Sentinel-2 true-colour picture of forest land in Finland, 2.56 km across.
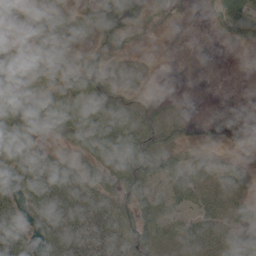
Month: June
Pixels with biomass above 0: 72%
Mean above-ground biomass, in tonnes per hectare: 41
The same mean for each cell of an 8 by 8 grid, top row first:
36 34 29 47 21 11 11 62
30 50 23 33 7 0 0 8
61 50 75 33 14 1 1 0
88 71 76 61 51 20 12 6
83 18 59 70 62 30 15 11
62 89 57 58 61 55 33 30
51 94 68 57 47 41 46 35
82 53 63 54 50 22 42 12
